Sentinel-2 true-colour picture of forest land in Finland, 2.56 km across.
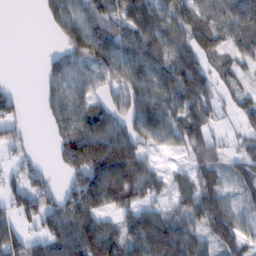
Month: February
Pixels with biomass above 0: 74%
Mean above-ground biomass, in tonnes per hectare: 75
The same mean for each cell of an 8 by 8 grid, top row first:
0 37 80 95 107 99 86 106
0 6 105 81 101 79 78 65
2 43 61 66 93 118 85 43
39 39 88 77 92 93 99 52
45 11 191 190 65 54 82 21
38 29 113 213 95 30 61 44
67 68 119 75 63 48 102 44
79 84 101 101 134 114 49 72
